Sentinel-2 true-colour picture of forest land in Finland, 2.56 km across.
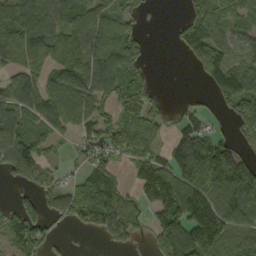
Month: September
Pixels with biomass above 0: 69%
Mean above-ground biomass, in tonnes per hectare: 76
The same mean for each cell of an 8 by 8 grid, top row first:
75 88 85 74 30 9 80 58
98 61 99 100 36 23 121 59
64 54 86 99 48 0 43 95
91 99 86 58 86 18 31 99
117 39 37 74 83 82 93 24
55 45 38 47 123 152 157 135
56 59 94 116 56 161 154 142
82 51 1 42 12 137 150 86
